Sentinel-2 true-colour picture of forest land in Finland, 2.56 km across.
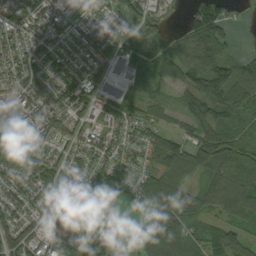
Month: September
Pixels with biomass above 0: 85%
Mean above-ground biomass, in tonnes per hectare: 79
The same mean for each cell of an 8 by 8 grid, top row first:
78 87 51 61 61 10 132 18
71 79 69 73 86 66 111 17
94 77 50 58 59 47 36 83
112 111 60 71 53 46 120 106
59 75 70 68 100 79 136 105
75 115 110 65 72 90 77 110
92 79 137 51 68 119 74 107
92 69 131 85 58 99 79 60
